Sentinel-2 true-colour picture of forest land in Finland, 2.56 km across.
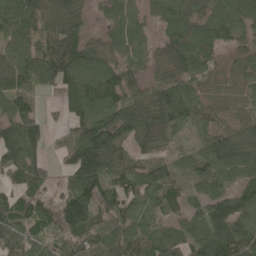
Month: May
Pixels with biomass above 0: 88%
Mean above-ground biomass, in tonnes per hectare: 87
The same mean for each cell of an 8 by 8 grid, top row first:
108 99 63 71 56 86 75 80
99 81 92 76 60 107 73 56
104 77 112 96 66 90 59 73
96 19 95 121 134 132 65 59
133 37 119 131 79 37 85 125
75 41 124 90 90 59 83 75
95 61 169 114 47 58 101 102
94 57 100 96 86 84 134 114
